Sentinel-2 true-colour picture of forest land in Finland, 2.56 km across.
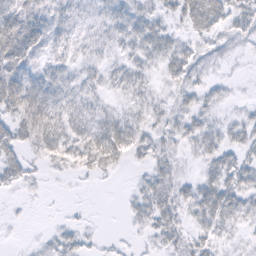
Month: February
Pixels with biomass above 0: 77%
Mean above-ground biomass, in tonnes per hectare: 23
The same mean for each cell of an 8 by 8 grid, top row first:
40 38 17 27 28 24 57 29
59 30 21 20 35 28 13 8
48 38 25 21 19 23 14 4
45 53 30 17 20 22 18 8
29 44 35 48 22 19 27 23
24 6 12 8 15 24 24 31
2 1 3 0 25 31 40 29
1 9 14 3 6 20 20 9
